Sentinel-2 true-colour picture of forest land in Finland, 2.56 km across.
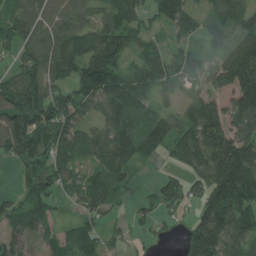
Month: July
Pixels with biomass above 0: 82%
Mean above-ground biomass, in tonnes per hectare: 123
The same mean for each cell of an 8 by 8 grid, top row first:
98 116 91 107 95 144 85 105
99 166 148 176 70 72 65 136
151 140 174 195 114 98 95 217
205 199 115 150 128 75 155 177
177 148 125 170 136 141 215 208
52 138 86 119 5 74 186 243
75 70 50 49 49 82 163 189
81 54 96 38 37 27 247 168
